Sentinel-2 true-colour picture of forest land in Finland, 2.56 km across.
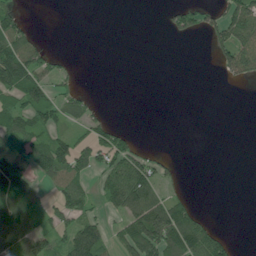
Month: July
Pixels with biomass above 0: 39%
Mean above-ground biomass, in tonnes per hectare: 43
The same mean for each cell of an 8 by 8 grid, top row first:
44 0 0 0 0 43 38 103
94 22 0 0 0 0 24 125
113 67 8 0 0 0 0 38
80 74 50 4 0 0 0 0
66 77 53 78 9 0 0 0
93 54 69 75 94 21 0 0
103 39 64 55 131 81 3 0
67 80 115 43 142 118 96 4
